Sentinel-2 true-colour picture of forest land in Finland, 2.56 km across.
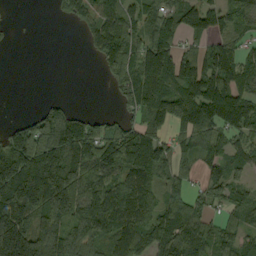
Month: September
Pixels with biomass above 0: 73%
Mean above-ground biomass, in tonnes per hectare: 97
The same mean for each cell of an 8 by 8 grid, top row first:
1 3 58 91 88 92 110 91
3 0 6 110 111 78 71 57
0 0 0 55 158 159 128 94
2 83 38 21 125 141 123 113
154 165 187 138 172 67 105 69
208 227 128 108 139 58 55 39
191 159 115 148 144 99 61 71
233 130 121 105 116 149 95 71
